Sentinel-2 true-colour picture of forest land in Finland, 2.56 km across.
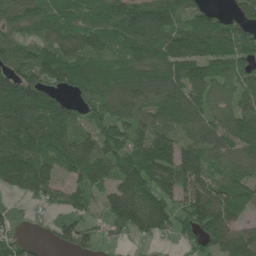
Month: June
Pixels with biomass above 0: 85%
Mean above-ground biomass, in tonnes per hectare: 108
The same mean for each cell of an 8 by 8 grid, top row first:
119 111 109 151 146 122 87 80
91 90 98 83 148 119 134 116
143 121 138 125 125 127 108 84
187 160 61 108 95 111 79 104
179 154 110 111 120 108 96 120
157 105 99 109 167 165 107 111
14 38 65 99 147 83 164 93
63 20 82 25 43 43 107 119
